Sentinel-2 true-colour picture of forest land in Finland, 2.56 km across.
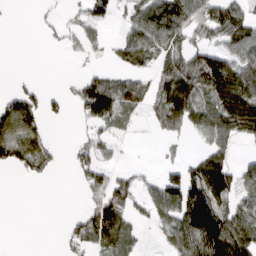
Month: March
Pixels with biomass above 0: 54%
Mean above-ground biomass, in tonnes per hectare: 58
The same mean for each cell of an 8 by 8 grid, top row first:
1 9 35 48 95 126 83 82
0 5 26 22 81 71 75 90
10 1 43 49 32 140 143 128
107 38 42 94 26 96 73 145
98 36 42 35 1 10 48 28
8 22 38 43 16 56 151 68
0 0 16 100 34 115 143 70
0 0 62 97 19 66 136 129
